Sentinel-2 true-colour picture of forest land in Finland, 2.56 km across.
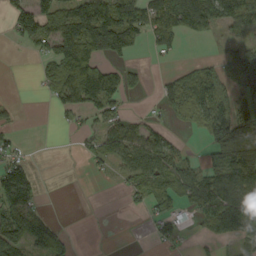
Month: September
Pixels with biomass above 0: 55%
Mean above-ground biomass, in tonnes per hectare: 64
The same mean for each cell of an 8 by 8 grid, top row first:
70 92 136 144 112 133 126 116
8 53 158 116 29 34 2 46
1 48 154 104 23 52 89 107
13 5 61 62 17 50 99 115
31 0 19 71 104 36 45 136
115 0 0 22 85 116 78 137
108 9 0 0 28 66 98 115
89 88 4 0 3 38 28 51
